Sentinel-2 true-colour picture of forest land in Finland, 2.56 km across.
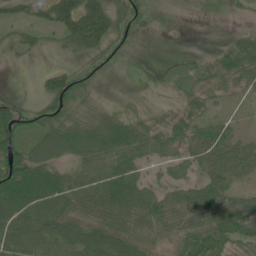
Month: June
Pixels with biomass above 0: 78%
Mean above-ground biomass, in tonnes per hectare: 54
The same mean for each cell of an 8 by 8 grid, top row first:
38 56 143 82 42 1 0 10
34 14 54 44 4 2 6 58
2 45 47 7 1 29 38 46
78 60 34 37 23 31 29 8
74 78 82 96 67 46 70 50
121 95 56 77 38 32 57 44
104 91 70 94 90 71 92 74
89 81 88 93 52 47 97 67
